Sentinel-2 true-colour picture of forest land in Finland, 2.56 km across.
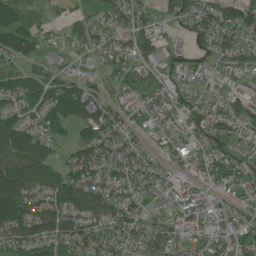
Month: June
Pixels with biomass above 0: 84%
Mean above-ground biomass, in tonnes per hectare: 72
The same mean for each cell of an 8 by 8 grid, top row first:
95 30 45 65 52 30 61 82
112 36 36 53 85 43 56 62
66 68 69 31 47 49 54 36
77 118 147 69 51 57 55 80
155 86 79 85 42 54 70 50
161 102 97 82 68 38 55 75
135 93 103 90 50 69 79 39
108 111 90 68 62 53 59 68
